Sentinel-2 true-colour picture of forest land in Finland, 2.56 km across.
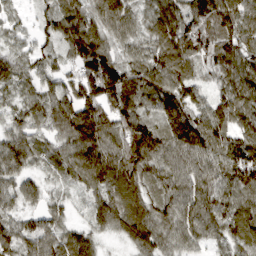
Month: March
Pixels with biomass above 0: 95%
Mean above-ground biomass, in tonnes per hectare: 92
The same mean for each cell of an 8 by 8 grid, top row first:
25 53 93 95 62 98 106 105
41 45 108 78 67 113 81 92
67 65 121 140 103 97 43 102
60 95 141 113 86 124 99 101
94 66 133 107 164 134 124 109
80 45 105 115 103 110 106 125
61 70 32 119 102 96 110 98
100 100 90 24 105 77 74 96
